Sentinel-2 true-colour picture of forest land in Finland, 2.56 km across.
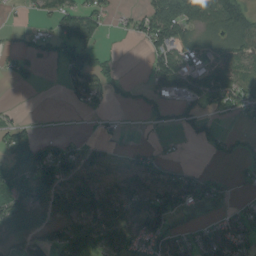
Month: August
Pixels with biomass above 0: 55%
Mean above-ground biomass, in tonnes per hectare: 55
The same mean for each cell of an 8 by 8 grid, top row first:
6 48 101 21 57 120 94 119
19 55 136 10 29 98 41 81
30 0 106 60 23 101 98 63
7 1 7 9 26 34 54 40
70 44 30 16 6 5 31 19
89 99 77 40 77 65 31 15
91 74 89 87 94 67 15 24
60 60 112 83 74 45 66 58
